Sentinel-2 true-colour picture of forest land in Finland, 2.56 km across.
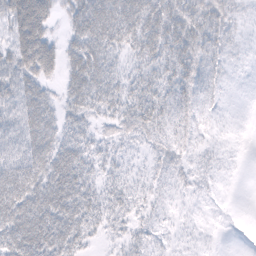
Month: February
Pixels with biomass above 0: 80%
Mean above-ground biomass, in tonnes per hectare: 34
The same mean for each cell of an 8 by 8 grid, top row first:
77 52 50 64 55 44 33 8
68 61 50 38 41 44 29 6
55 34 58 37 31 35 17 4
47 48 37 30 40 23 8 0
44 65 43 19 14 17 5 1
72 71 60 21 11 12 8 1
77 80 65 28 14 4 2 0
75 74 41 12 17 5 2 0
